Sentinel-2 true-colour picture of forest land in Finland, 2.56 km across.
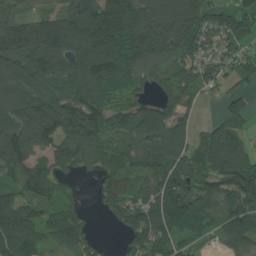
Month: July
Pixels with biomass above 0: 85%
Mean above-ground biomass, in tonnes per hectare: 117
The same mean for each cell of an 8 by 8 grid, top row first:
121 118 189 212 157 148 122 137
153 215 165 189 163 174 112 100
149 124 122 128 78 107 99 71
123 171 171 104 102 95 6 75
183 106 160 90 98 84 105 78
104 111 38 109 79 135 115 187
146 78 47 99 108 127 92 126
134 86 114 8 136 79 22 102
